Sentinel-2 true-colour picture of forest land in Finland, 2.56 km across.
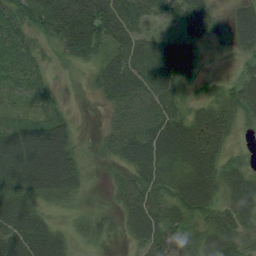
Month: August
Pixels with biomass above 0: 88%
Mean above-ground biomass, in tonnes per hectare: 55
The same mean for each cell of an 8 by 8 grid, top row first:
51 95 114 121 68 42 45 52
41 23 88 62 47 55 14 33
38 13 7 77 58 51 16 35
23 23 4 45 82 56 66 53
83 110 22 56 91 111 115 12
81 100 41 20 65 66 88 46
69 25 15 24 83 64 67 56
76 71 23 12 53 60 57 42
